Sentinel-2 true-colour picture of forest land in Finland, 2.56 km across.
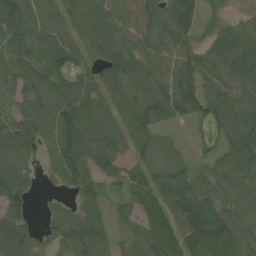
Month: August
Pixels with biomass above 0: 86%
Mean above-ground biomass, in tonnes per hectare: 73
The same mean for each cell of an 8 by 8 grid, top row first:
101 82 89 73 98 113 36 20
64 58 64 82 79 81 54 86
69 75 55 69 89 103 67 86
59 106 100 75 108 101 78 77
94 62 123 101 64 26 29 77
88 17 80 73 69 76 59 68
72 19 49 31 58 102 78 74
124 31 105 49 82 68 92 63
